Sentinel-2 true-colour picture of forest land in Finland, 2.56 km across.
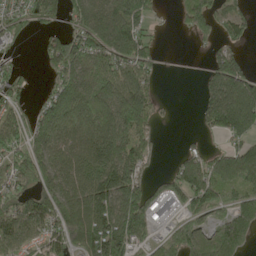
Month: May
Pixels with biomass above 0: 71%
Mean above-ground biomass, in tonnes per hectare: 105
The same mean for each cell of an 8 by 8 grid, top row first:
65 76 111 176 101 27 100 69
24 72 130 158 86 1 27 37
64 44 156 134 91 0 56 125
71 136 181 164 143 5 100 251
93 152 116 186 86 3 16 100
88 130 122 205 65 76 139 172
97 141 185 195 149 45 100 120
101 89 158 232 67 107 97 132
